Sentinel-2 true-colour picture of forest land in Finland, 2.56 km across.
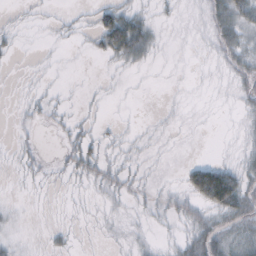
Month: October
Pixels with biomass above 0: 39%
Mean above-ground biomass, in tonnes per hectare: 11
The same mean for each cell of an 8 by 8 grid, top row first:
3 3 4 36 16 4 20 35
6 2 2 44 31 0 6 27
1 2 0 3 1 0 2 14
3 9 3 1 0 2 0 7
6 0 17 6 5 1 0 7
4 4 13 15 6 2 75 33
4 0 1 6 7 16 33 35
9 5 1 1 5 10 38 24
